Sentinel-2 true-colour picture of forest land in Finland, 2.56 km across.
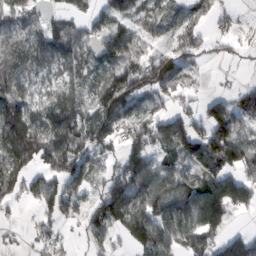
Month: February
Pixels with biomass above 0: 75%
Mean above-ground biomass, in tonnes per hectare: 71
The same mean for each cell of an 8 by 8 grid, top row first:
65 44 50 85 65 54 40 11
41 88 60 93 45 77 41 13
73 47 47 117 116 110 13 11
98 85 77 100 53 64 70 69
111 100 97 68 101 98 127 88
83 59 61 72 128 92 88 65
16 46 55 113 105 100 138 52
12 40 11 26 110 82 81 71
